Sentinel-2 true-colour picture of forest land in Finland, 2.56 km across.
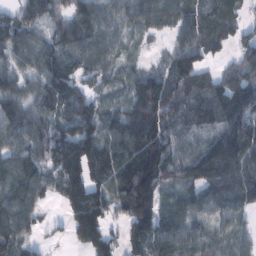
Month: February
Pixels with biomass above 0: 88%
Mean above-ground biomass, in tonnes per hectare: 96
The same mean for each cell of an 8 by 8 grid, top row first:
62 67 103 68 67 74 87 45
86 88 109 66 20 80 98 70
67 102 82 58 102 121 71 104
109 80 127 68 198 104 99 147
87 136 159 110 171 79 98 165
116 87 135 107 178 76 124 122
109 26 162 84 177 72 78 62
83 14 79 71 125 108 67 55
